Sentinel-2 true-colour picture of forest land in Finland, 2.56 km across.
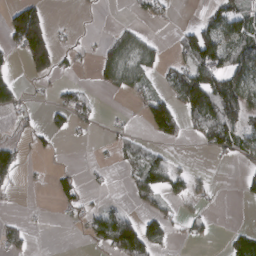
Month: March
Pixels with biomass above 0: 37%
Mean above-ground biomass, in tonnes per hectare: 45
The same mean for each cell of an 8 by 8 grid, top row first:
118 59 3 1 26 4 36 80
74 166 18 57 56 28 144 98
25 36 6 60 39 64 134 102
28 20 34 2 58 91 139 104
32 16 4 18 24 17 52 78
43 11 20 5 77 42 5 16
2 2 31 32 32 16 9 2
34 0 9 131 134 13 15 46
